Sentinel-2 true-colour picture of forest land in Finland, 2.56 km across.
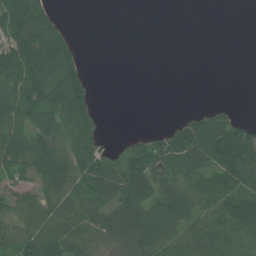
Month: July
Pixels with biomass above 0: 60%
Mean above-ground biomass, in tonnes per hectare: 50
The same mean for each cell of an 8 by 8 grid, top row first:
89 49 0 0 0 0 0 0
78 95 21 0 0 0 0 0
76 90 53 0 0 0 0 0
70 78 74 0 0 1 23 5
77 65 68 2 35 108 139 138
36 63 67 56 122 75 62 101
54 63 59 51 97 86 73 137
46 93 57 40 79 81 68 87
